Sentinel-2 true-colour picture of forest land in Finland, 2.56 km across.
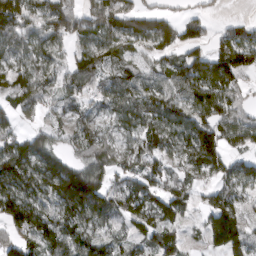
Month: March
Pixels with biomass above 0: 81%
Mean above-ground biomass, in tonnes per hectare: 93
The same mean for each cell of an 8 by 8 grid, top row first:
139 125 110 124 80 43 24 12
89 89 59 78 60 64 57 134
110 67 108 71 66 87 131 68
79 49 69 78 128 101 111 77
115 102 81 65 101 93 173 63
168 158 186 75 101 60 69 92
164 94 161 102 108 99 69 78
91 133 102 67 66 71 69 117
